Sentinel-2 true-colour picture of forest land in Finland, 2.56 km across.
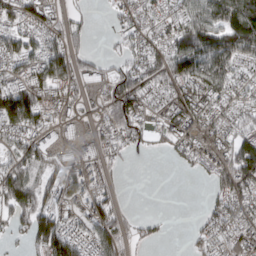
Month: March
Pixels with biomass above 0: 71%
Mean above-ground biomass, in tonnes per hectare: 67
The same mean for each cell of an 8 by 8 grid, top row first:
79 63 21 28 53 63 106 169
74 80 33 15 60 118 132 116
61 115 69 64 82 98 114 45
159 64 32 73 71 101 73 53
60 82 81 36 27 52 57 110
114 64 66 21 0 3 32 113
120 74 49 60 0 0 34 59
28 144 70 90 22 1 44 78
